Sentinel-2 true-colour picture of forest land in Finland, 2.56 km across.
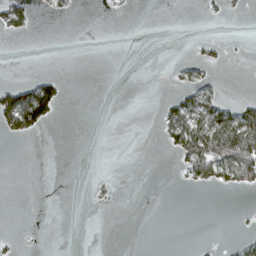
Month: March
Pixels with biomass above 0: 15%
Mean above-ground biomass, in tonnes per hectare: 15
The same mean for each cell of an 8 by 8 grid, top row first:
51 8 1 3 0 0 4 4
0 0 0 0 0 0 10 1
6 29 0 0 0 9 15 0
126 70 0 0 0 48 61 47
2 0 0 0 0 45 114 127
0 0 0 1 0 5 51 75
0 0 0 3 0 0 0 2
5 0 0 0 0 0 1 11
